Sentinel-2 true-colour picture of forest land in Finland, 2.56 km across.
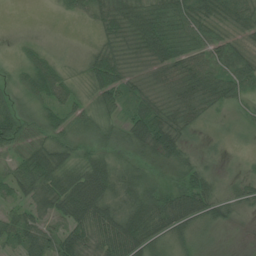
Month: July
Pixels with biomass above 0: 85%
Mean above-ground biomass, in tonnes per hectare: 46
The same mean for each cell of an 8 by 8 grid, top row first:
0 1 25 60 66 67 56 54
8 13 6 39 51 65 51 34
27 65 23 62 33 62 66 58
56 36 45 46 57 63 31 15
53 55 49 55 83 69 11 2
53 89 82 68 35 28 33 20
32 50 103 49 64 77 52 24
43 52 55 74 72 37 18 1
